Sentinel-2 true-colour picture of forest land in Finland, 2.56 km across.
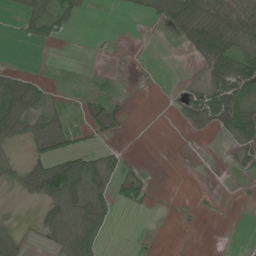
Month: June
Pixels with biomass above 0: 40%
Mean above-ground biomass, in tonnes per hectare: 22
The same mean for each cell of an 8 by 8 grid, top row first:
14 66 24 0 10 60 54 62
0 3 0 1 0 5 83 35
50 10 1 2 1 1 36 82
79 31 13 29 0 12 50 65
16 33 14 12 0 0 1 30
27 93 79 30 18 0 0 8
1 30 35 30 5 1 1 1
26 14 50 3 1 0 0 0
